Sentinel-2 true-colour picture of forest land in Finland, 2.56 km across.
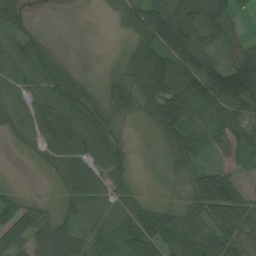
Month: August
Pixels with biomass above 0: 86%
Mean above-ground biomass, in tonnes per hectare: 60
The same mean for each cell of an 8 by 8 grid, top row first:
71 1 0 18 88 100 93 25
71 31 3 1 85 98 68 53
59 65 28 34 101 116 127 152
54 72 85 51 35 134 93 78
18 58 77 66 3 58 42 64
1 13 76 63 4 23 70 34
54 20 58 54 48 35 88 95
73 74 52 41 108 86 96 74
